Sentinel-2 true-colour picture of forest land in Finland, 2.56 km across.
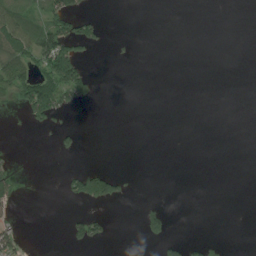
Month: July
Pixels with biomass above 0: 15%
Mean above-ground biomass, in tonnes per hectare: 17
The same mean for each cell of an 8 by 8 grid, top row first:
84 58 47 0 0 0 0 0
67 105 42 4 0 0 0 0
60 74 93 0 0 0 0 0
7 61 7 0 0 0 0 0
2 1 14 0 0 0 0 0
29 0 63 68 0 0 0 0
15 0 7 9 23 2 0 0
37 0 41 9 19 26 16 0
